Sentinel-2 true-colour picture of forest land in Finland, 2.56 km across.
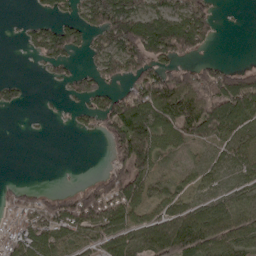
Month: April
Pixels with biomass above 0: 61%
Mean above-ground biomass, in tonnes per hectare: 63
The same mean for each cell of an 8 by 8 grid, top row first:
1 34 57 175 120 104 73 1
3 89 49 98 154 129 25 0
22 15 56 65 115 102 115 107
11 5 33 124 114 110 107 97
0 0 1 49 104 45 42 55
2 0 3 80 69 19 42 42
56 67 113 95 57 58 71 71
78 77 55 70 58 94 86 70
